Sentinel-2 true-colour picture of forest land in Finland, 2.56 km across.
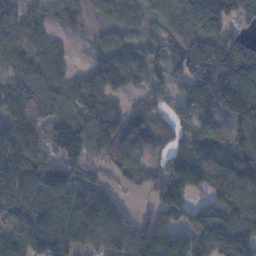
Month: November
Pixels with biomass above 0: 88%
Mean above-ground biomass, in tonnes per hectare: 112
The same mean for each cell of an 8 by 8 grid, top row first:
108 104 86 91 70 103 189 85
147 101 13 71 83 112 166 151
95 115 82 111 64 72 169 162
104 94 107 103 83 68 116 157
147 123 136 119 85 80 147 141
144 117 94 52 88 141 145 152
132 146 129 107 20 123 96 135
89 117 103 118 143 130 147 147
